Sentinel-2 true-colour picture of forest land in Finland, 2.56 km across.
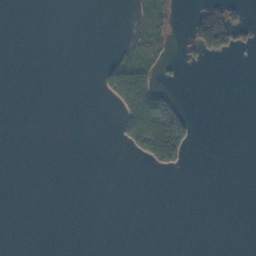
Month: November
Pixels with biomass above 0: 11%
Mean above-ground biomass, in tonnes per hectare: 10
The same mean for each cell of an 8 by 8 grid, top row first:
0 0 0 0 10 8 94 20
0 0 0 3 17 3 71 22
0 0 0 45 61 2 0 0
0 0 0 3 103 53 0 0
0 0 0 1 50 77 0 0
0 0 0 0 0 1 0 0
0 0 0 0 0 0 0 0
0 0 0 0 0 0 0 0
